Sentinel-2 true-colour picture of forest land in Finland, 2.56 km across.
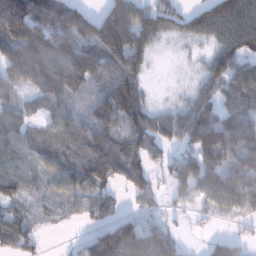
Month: January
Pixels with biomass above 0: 80%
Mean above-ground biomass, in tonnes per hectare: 92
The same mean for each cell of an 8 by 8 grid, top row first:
185 120 102 155 94 59 50 76
135 141 140 204 83 12 38 75
93 159 161 126 46 5 64 121
77 70 65 166 79 47 90 117
85 90 105 119 87 56 208 179
95 62 119 100 86 91 151 158
46 28 44 42 25 25 66 99
81 7 28 199 154 45 33 50
